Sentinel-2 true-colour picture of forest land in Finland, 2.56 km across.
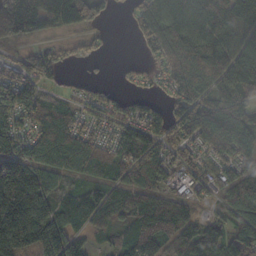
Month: October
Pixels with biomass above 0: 84%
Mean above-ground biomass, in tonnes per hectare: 114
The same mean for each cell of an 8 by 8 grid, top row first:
197 160 142 22 82 103 128 129
40 48 30 5 35 134 140 108
125 82 18 7 25 127 162 145
114 139 55 75 80 86 133 150
113 153 120 97 138 93 98 130
295 127 81 89 114 53 74 84
360 168 133 124 143 100 42 100
330 234 66 49 147 105 146 137
